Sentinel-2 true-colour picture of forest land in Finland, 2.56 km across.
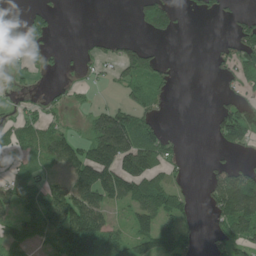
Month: June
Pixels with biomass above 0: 48%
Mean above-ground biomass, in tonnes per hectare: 56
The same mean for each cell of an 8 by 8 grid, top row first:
6 36 0 0 78 40 25 25
30 26 8 22 42 0 4 75
12 5 12 23 76 16 4 40
22 32 16 85 63 0 10 98
39 74 67 188 117 23 6 57
67 32 119 124 120 18 30 77
74 133 145 59 92 82 35 155
68 76 179 89 84 97 22 71
